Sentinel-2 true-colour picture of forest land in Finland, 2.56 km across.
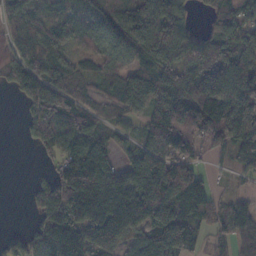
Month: November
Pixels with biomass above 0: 81%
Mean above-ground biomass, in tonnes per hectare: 99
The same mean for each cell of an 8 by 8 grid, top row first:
75 57 76 95 140 94 42 103
68 93 42 70 99 139 112 97
98 87 81 67 128 145 157 152
6 121 94 69 90 166 172 168
3 106 96 61 90 178 74 132
0 44 174 134 170 195 33 29
0 107 140 164 170 127 82 67
42 129 130 113 72 151 39 83
